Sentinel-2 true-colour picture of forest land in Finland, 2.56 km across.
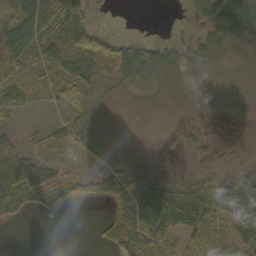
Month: October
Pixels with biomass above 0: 68%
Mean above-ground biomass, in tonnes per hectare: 30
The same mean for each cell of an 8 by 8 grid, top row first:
63 59 55 0 0 0 56 51
73 35 54 53 46 39 28 19
41 17 40 27 38 21 14 13
19 5 30 2 3 7 9 15
36 39 22 5 0 7 9 2
76 39 24 37 31 12 30 37
34 28 3 25 78 77 79 49
0 0 0 40 70 40 28 37
